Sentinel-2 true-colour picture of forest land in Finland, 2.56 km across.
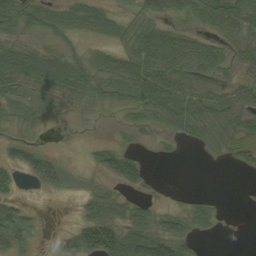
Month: September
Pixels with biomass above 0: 70%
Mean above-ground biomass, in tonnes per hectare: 44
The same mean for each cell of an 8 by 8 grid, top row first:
85 58 50 36 59 45 59 79
63 40 26 34 77 75 46 45
75 72 79 60 88 67 46 36
26 32 22 19 48 71 70 66
45 8 2 24 9 14 32 47
35 80 12 50 36 0 0 5
52 1 21 54 40 24 31 3
56 11 87 103 101 82 10 0
